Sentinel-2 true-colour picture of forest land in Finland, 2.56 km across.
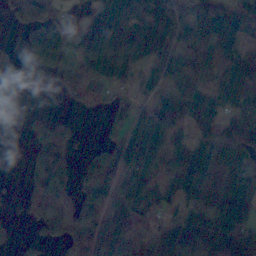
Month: November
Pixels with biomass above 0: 72%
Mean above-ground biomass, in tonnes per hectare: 74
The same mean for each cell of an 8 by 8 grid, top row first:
72 78 29 151 123 80 101 94
19 112 74 131 114 78 90 63
36 13 87 82 46 91 65 104
21 18 11 45 32 43 99 83
0 96 7 59 99 64 71 95
3 104 50 98 82 99 100 137
5 63 66 63 77 50 119 121
20 36 83 80 58 127 153 151
